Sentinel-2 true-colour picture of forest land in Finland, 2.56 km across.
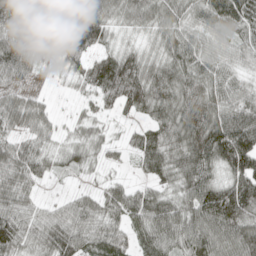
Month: May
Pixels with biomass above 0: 90%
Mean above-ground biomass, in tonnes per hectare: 70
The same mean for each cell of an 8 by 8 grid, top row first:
77 77 118 62 81 62 71 88
97 48 114 46 38 70 48 43
54 9 53 150 121 94 68 41
71 33 18 37 67 90 81 88
61 37 43 24 53 69 109 141
64 35 16 15 17 71 76 107
67 27 60 65 90 74 129 134
92 95 86 75 74 81 109 97
